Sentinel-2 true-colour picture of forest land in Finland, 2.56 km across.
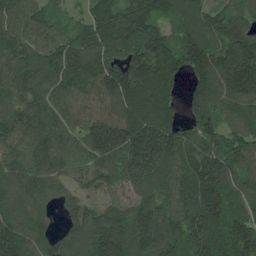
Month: June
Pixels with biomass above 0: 95%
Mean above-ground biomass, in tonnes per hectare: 179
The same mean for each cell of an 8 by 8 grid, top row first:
161 110 62 230 200 139 148 129
187 171 200 201 209 193 202 235
159 188 188 225 238 142 199 246
153 179 121 129 244 113 181 162
141 183 149 253 267 217 199 151
176 175 120 151 200 157 259 149
196 115 147 133 154 159 236 130
227 143 135 262 204 175 222 206
